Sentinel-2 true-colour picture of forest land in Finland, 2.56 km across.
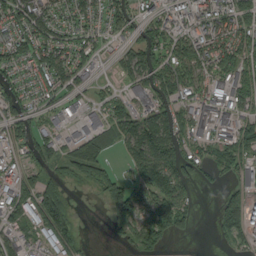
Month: September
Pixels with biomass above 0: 68%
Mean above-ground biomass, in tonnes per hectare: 60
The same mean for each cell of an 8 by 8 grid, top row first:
75 70 66 72 43 39 48 79
69 79 65 20 95 69 70 82
51 49 37 17 68 82 73 64
76 36 32 55 53 60 81 59
53 60 77 48 121 106 59 86
46 44 54 53 83 111 22 45
76 140 5 63 100 109 0 86
48 63 33 11 77 23 1 33
